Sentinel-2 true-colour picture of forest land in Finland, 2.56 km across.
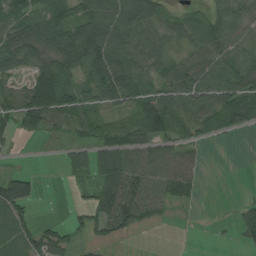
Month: August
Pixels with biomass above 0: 68%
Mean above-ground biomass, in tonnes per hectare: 57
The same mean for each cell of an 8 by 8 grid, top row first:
80 83 81 83 75 22 41 63
76 80 156 106 52 27 72 60
45 141 61 106 67 89 71 87
94 133 64 37 105 70 78 79
15 5 39 73 52 48 16 0
71 0 31 116 67 67 3 0
94 0 26 111 73 21 0 22
53 67 29 35 0 0 1 22
